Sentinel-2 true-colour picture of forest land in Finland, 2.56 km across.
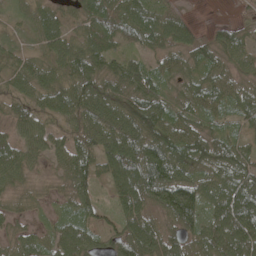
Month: May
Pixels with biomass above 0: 92%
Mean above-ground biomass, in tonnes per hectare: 65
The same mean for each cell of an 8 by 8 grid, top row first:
29 60 57 86 82 47 0 13
36 55 71 68 52 70 53 64
62 54 86 79 96 50 64 51
54 57 78 85 106 55 58 60
57 57 61 83 106 86 74 45
64 24 83 70 118 101 60 86
36 22 63 34 66 141 68 100
42 48 73 44 87 53 85 87
